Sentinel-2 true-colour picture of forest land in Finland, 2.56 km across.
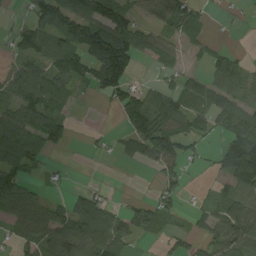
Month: August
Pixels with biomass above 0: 61%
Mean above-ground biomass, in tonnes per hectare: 61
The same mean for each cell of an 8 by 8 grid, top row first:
8 107 125 129 55 95 16 5
37 77 118 190 67 32 27 8
61 85 54 132 11 25 46 40
76 81 3 17 146 77 55 57
93 69 2 17 98 84 15 123
77 10 1 0 1 52 11 136
101 69 92 42 50 34 34 95
52 74 87 86 12 35 53 111
